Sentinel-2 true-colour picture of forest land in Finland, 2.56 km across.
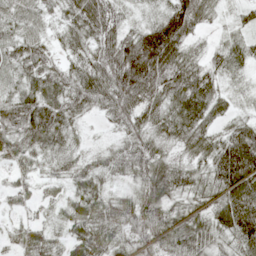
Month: May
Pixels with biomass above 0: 91%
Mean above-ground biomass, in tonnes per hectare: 55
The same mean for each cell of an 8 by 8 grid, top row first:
53 31 73 57 20 93 35 19
55 38 44 74 122 83 26 45
45 67 59 83 98 62 54 22
77 76 40 52 57 64 59 22
54 58 17 21 57 39 56 112
28 26 45 35 65 66 56 124
26 26 53 58 80 31 45 114
39 46 53 49 57 65 54 73
